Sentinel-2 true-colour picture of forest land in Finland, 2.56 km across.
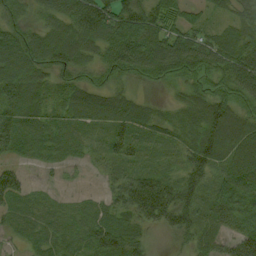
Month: August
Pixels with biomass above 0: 88%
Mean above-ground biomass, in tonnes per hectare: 48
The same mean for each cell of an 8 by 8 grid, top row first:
42 53 85 82 76 50 21 44
102 91 62 75 87 74 61 56
93 44 43 34 36 39 48 77
63 36 54 58 31 15 57 46
37 21 16 36 27 24 83 73
43 7 5 28 55 36 61 64
24 14 12 40 98 107 39 52
12 21 20 67 28 20 31 66
